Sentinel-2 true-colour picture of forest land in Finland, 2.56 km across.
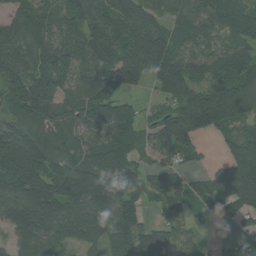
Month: August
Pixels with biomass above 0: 87%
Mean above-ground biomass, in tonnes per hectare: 118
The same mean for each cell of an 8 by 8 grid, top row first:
81 95 114 139 118 108 129 136
135 121 87 136 243 135 73 94
133 150 95 140 108 232 94 157
89 114 98 119 51 122 247 137
174 111 87 142 52 133 15 109
195 182 178 173 75 57 55 159
164 199 162 148 57 62 56 97
67 112 114 104 117 62 18 69
